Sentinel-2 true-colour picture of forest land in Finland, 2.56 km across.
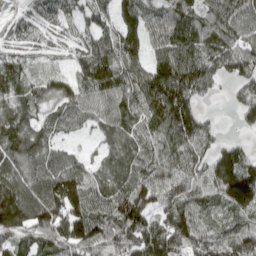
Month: April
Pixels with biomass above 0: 91%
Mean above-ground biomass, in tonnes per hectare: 102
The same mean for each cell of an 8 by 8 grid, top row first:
51 74 70 79 99 122 115 120
57 50 68 98 91 131 125 107
82 77 89 124 114 160 96 116
96 71 83 84 102 154 28 70
118 81 27 53 83 109 80 51
124 142 118 66 98 105 115 168
175 165 140 111 140 114 68 103
70 88 161 132 163 152 103 114
